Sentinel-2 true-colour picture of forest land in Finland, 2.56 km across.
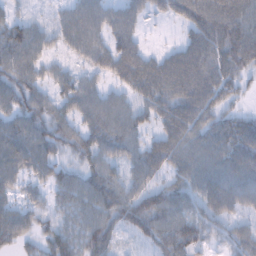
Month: February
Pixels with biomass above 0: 89%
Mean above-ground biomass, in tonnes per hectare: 58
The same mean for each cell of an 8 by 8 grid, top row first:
30 20 70 55 37 38 82 66
83 38 63 67 32 34 91 101
72 41 41 39 88 91 84 50
64 58 51 62 50 76 66 29
89 70 57 63 46 75 67 40
67 50 55 51 55 47 73 40
51 39 67 72 84 66 60 52
52 45 69 48 34 91 44 53
